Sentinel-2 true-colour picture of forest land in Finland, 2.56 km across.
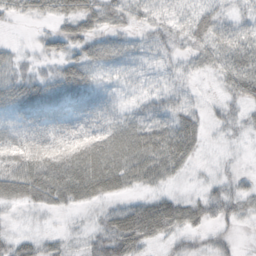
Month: October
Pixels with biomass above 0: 81%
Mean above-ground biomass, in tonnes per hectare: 30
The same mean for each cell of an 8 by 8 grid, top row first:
15 17 52 28 21 19 31 19
11 23 29 28 18 20 32 34
34 28 43 14 17 16 6 44
31 46 41 23 25 37 14 20
36 54 46 38 49 54 8 7
53 57 58 56 41 18 12 15
20 27 22 26 48 50 34 27
29 26 16 65 57 22 14 6
